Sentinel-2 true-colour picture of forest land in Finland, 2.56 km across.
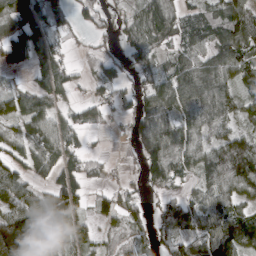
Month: March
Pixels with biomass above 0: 76%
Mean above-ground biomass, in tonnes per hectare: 71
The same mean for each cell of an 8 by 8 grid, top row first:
122 120 45 28 62 64 66 94
130 114 11 15 71 51 73 96
10 86 19 48 46 92 81 71
59 71 48 22 79 88 99 59
56 78 50 1 78 102 64 100
74 50 85 14 43 62 73 116
89 123 50 57 41 55 86 66
196 143 65 54 44 69 102 123
